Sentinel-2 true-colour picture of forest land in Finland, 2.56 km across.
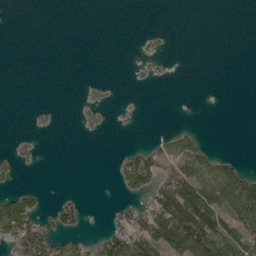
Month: May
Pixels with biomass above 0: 25%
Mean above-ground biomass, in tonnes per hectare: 26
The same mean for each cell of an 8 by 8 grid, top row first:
0 0 0 0 0 0 0 0
0 0 0 0 7 1 0 0
0 0 1 3 7 2 0 0
0 5 9 7 1 0 0 0
10 0 0 0 16 55 15 0
13 0 0 9 77 82 69 89
92 18 32 12 49 107 96 119
100 75 28 58 94 93 116 92
